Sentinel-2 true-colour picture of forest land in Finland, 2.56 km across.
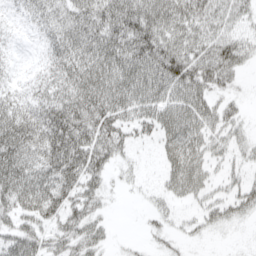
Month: April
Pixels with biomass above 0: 81%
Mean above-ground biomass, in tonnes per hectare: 56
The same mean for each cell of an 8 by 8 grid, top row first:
20 48 69 89 90 89 83 39
11 39 78 92 89 80 66 59
19 50 84 88 93 96 68 18
61 81 93 73 59 72 65 25
86 88 94 66 18 67 61 31
87 77 86 24 12 64 40 30
61 73 62 9 10 22 38 46
68 51 61 14 8 14 8 4
